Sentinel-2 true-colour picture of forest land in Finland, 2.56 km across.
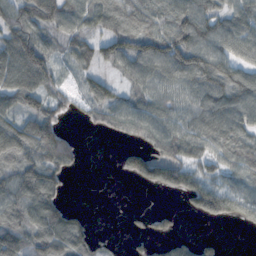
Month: November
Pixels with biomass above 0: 72%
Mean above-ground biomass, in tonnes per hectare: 74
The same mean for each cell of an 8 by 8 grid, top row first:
81 106 75 82 92 104 90 77
118 64 67 72 101 123 102 72
105 68 31 39 69 84 111 91
91 87 24 73 80 68 106 101
131 143 27 4 53 95 82 90
93 109 5 3 100 102 59 72
107 110 15 1 10 14 112 75
143 130 88 10 23 44 23 0
